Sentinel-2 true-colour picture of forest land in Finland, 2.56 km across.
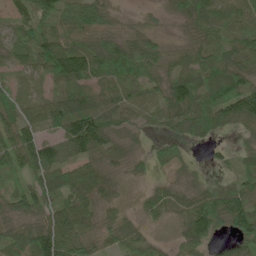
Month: June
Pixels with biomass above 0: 88%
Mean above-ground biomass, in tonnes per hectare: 58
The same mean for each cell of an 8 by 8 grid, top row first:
87 54 87 35 16 28 87 79
49 85 67 82 78 29 56 70
27 66 83 75 71 69 67 64
56 72 110 64 36 69 83 99
90 63 102 51 13 35 28 17
33 77 71 25 16 22 15 44
44 52 69 24 22 28 90 89
66 118 77 40 35 20 43 62
